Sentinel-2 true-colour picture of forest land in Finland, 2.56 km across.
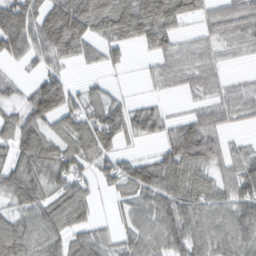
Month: February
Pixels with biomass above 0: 78%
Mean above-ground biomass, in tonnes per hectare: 60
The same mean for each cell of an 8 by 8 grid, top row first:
124 97 117 93 108 74 44 66
79 86 62 50 32 45 37 33
23 64 11 11 13 35 43 12
47 102 66 62 55 12 44 44
81 67 73 57 22 82 75 22
68 64 57 65 92 100 52 71
38 78 60 16 66 84 64 73
95 83 56 32 68 71 65 65
